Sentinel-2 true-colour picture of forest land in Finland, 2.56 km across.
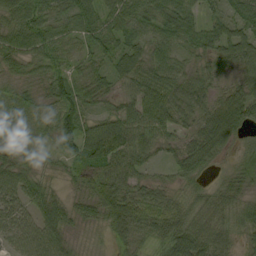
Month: September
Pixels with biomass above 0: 95%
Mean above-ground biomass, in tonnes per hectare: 56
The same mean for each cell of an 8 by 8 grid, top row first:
63 56 72 63 63 77 32 53
61 66 33 52 51 48 54 79
28 56 52 41 69 65 46 50
33 37 78 46 84 78 61 89
44 22 106 157 74 38 74 33
63 24 43 88 39 35 25 44
55 48 33 86 72 50 54 52
45 71 12 40 38 89 75 33
